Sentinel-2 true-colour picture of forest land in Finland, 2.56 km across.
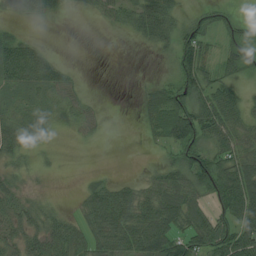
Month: August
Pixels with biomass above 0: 65%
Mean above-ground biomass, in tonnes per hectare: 39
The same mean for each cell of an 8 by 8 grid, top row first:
30 20 3 25 68 39 24 16
75 23 0 0 12 56 37 50
51 70 10 0 7 53 55 31
22 20 29 1 25 88 86 56
35 7 6 0 5 71 54 64
17 5 1 6 15 52 78 99
38 18 26 81 57 64 34 88
41 52 47 66 72 61 67 94
